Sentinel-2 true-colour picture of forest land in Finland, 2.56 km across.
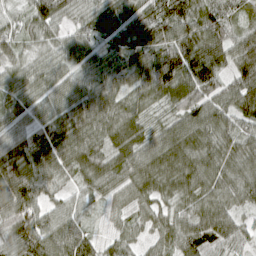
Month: April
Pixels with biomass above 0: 97%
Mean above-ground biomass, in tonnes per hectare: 71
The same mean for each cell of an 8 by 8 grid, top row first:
40 93 55 70 80 109 86 49
56 46 69 60 95 102 109 73
53 57 59 65 74 109 96 74
59 63 93 81 52 58 82 74
66 79 93 76 70 87 76 64
119 73 58 79 86 82 75 69
94 57 47 35 49 52 70 43
86 93 81 38 34 75 76 51
